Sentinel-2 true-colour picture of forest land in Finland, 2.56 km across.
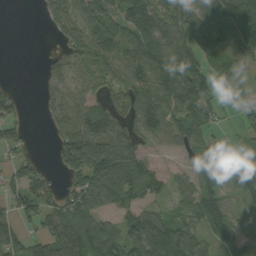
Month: September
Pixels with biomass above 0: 74%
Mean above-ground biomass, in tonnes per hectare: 75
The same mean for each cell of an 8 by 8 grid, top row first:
0 37 80 95 107 99 86 106
0 6 105 81 101 79 78 65
2 43 61 66 93 118 85 43
39 39 88 77 92 93 99 52
45 11 191 190 65 54 82 21
38 29 113 213 95 30 61 44
67 68 119 75 63 48 102 44
79 84 101 101 134 114 49 72
